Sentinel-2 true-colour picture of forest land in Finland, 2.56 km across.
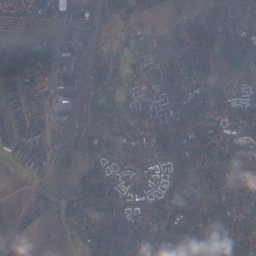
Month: December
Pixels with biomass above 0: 76%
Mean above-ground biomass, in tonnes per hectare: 53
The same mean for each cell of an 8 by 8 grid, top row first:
79 47 33 47 37 25 60 48
136 89 53 26 48 57 112 50
125 68 45 49 79 57 42 49
45 44 34 28 131 69 50 88
48 29 32 36 61 56 80 91
15 27 21 55 64 54 48 46
11 31 63 55 61 52 47 45
18 3 29 47 54 53 59 48
